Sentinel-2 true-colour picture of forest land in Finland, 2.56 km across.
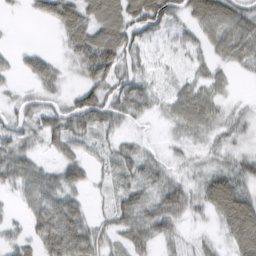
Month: February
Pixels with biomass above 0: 80%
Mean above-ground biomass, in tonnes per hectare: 39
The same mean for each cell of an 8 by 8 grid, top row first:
4 36 67 84 81 36 86 55
9 7 66 96 31 28 30 58
14 39 25 62 34 17 33 5
32 42 68 51 28 41 47 14
42 27 35 23 14 12 17 16
52 35 31 24 39 24 36 50
10 67 34 31 49 54 39 95
21 63 71 25 41 25 16 81
